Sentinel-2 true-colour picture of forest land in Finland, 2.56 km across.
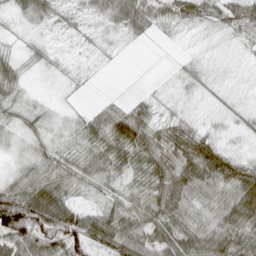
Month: April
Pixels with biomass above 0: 81%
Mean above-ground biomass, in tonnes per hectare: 41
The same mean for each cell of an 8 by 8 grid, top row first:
20 38 20 57 61 38 36 60
10 14 8 7 1 2 2 7
28 6 6 0 1 12 18 3
26 15 13 38 36 14 8 19
14 25 27 57 66 73 55 7
27 60 42 37 49 87 76 76
144 137 42 42 62 66 35 77
88 95 96 90 66 66 75 59
